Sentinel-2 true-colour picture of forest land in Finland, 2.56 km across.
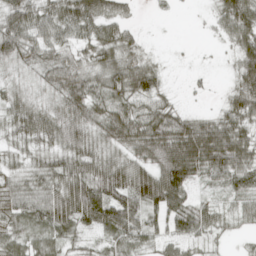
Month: April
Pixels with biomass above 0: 85%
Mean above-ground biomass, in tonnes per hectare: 49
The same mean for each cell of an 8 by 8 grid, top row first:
61 47 75 56 2 3 9 86
57 46 36 55 19 1 2 55
21 34 58 59 70 1 5 58
46 37 58 61 58 37 14 64
33 42 55 46 73 93 88 72
34 55 73 81 75 109 45 54
49 67 99 102 66 69 35 33
46 44 33 41 39 45 26 9
